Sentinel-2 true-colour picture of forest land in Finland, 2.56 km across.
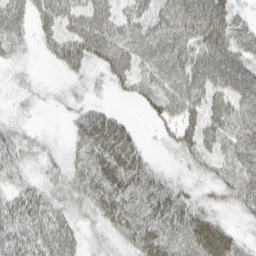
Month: March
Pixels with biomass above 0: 80%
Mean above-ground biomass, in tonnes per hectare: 39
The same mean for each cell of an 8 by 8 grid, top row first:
51 51 59 50 46 71 80 16
23 25 65 68 60 63 64 33
9 2 15 29 37 57 62 68
9 3 23 18 13 45 60 54
33 12 34 71 12 28 42 43
24 19 37 66 44 14 21 38
44 39 26 49 49 55 25 28
48 52 24 19 53 43 75 22
